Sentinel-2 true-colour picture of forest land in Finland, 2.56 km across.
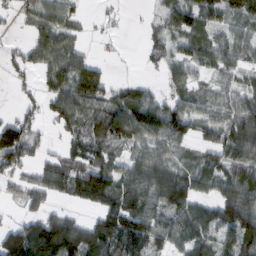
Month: February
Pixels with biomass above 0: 74%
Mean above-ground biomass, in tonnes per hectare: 66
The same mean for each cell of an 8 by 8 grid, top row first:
23 52 25 14 8 69 64 72
20 78 29 6 26 38 58 55
20 43 114 32 19 46 27 39
22 37 85 90 110 81 52 79
132 20 70 56 69 62 61 126
38 81 100 83 107 90 57 85
14 44 29 101 105 99 54 120
135 190 142 121 90 49 55 108
